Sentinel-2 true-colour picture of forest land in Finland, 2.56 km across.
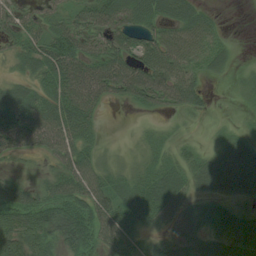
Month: August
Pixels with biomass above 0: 78%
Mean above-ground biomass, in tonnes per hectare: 50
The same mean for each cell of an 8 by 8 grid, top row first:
38 39 58 70 62 60 27 0
41 71 60 63 59 70 46 3
27 65 96 88 77 63 19 13
64 67 88 3 21 31 14 8
54 61 59 6 25 24 13 49
18 33 78 39 47 56 70 88
78 62 66 70 80 47 48 32
80 51 71 55 31 49 56 86
